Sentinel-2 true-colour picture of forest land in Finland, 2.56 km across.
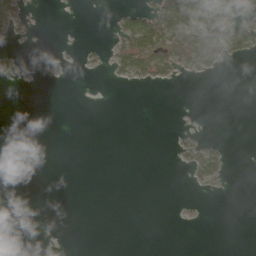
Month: April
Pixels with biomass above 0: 15%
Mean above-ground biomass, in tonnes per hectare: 14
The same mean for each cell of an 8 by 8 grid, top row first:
41 0 0 7 58 107 125 81
5 0 5 15 79 84 113 62
3 0 0 7 16 9 3 0
0 0 0 0 0 0 0 0
0 0 0 0 0 8 16 0
0 0 0 0 0 0 28 0
0 0 0 0 0 0 0 0
0 0 0 0 0 0 0 0
